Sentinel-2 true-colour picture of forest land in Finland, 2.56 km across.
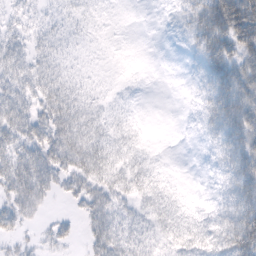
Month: February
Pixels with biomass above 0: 77%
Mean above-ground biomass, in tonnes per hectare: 31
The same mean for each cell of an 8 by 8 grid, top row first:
16 12 12 3 0 15 78 86
35 25 7 3 1 3 68 53
45 43 11 4 3 1 43 57
63 56 47 15 2 0 35 62
52 67 67 33 8 0 11 56
61 52 52 46 42 3 5 54
35 10 19 41 29 26 11 61
17 15 10 50 29 30 41 74
